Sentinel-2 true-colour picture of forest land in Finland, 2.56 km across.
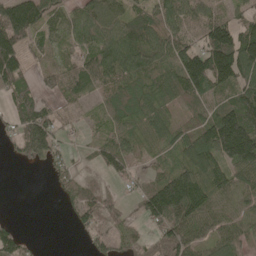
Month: May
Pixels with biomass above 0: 77%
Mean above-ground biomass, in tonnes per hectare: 82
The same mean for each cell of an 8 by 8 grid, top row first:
182 91 64 87 75 86 80 53
143 48 64 120 130 116 151 171
107 45 99 78 69 110 170 127
63 61 37 55 80 42 76 172
44 97 14 60 45 72 140 243
0 25 35 33 34 108 107 94
0 0 75 45 89 182 118 92
70 0 9 62 38 117 78 76
